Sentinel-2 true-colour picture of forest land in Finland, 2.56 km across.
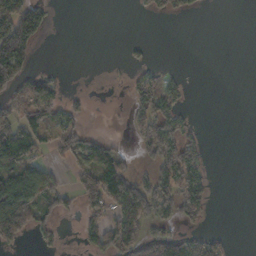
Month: November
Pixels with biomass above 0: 40%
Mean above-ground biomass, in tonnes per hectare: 48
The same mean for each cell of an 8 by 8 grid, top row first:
153 35 0 0 8 25 1 0
159 0 0 0 6 0 0 0
102 53 0 1 49 17 0 0
86 84 30 6 78 55 0 0
136 47 95 50 67 98 10 0
99 55 59 142 43 131 35 0
163 59 62 91 125 100 30 0
55 21 26 105 101 69 53 0
